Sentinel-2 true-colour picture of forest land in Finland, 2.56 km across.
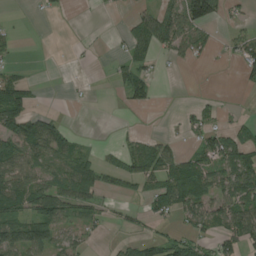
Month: August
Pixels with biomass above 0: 44%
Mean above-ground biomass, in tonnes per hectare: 36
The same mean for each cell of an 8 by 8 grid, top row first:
1 6 0 2 30 53 87 9
11 0 2 4 41 35 24 34
47 0 1 13 46 0 0 12
91 14 0 0 9 2 17 4
73 85 20 5 36 16 57 68
62 44 69 32 54 87 71 88
61 91 46 13 19 69 65 73
90 72 24 6 35 48 32 66
